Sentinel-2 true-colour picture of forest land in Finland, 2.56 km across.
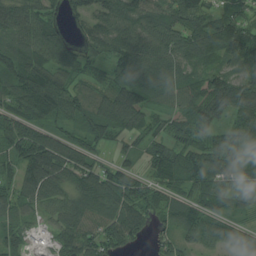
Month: August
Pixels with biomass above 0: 90%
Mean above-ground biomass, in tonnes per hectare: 87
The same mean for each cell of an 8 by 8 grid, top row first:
98 82 71 109 98 97 98 88
90 126 59 89 111 101 116 133
110 101 53 74 129 80 95 107
86 110 80 120 90 55 90 91
95 125 86 41 43 69 72 72
68 130 112 102 62 90 119 106
79 56 84 88 101 77 67 50
71 31 127 103 39 63 59 62
